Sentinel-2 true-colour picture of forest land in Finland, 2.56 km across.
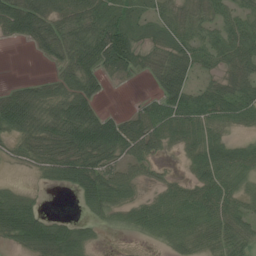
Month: July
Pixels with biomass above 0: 74%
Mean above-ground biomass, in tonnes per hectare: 49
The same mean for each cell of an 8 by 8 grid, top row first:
110 70 70 46 27 44 36 40
4 52 79 123 42 45 46 65
10 30 71 15 9 75 24 56
102 59 92 19 44 69 56 50
33 64 95 92 70 28 59 33
4 31 89 55 25 13 57 45
82 8 17 47 42 58 56 39
38 79 61 1 10 38 33 35
